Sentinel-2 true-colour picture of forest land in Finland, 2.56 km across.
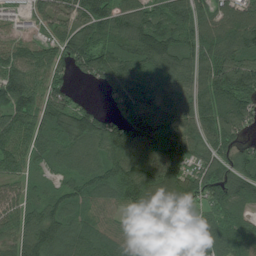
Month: July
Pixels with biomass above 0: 91%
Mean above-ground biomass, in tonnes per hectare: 116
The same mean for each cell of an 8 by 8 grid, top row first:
38 95 114 130 133 148 95 137
83 90 142 121 152 145 149 150
132 100 30 127 108 105 155 175
146 125 112 78 146 111 147 152
99 102 114 142 139 143 135 86
65 62 107 138 151 131 133 108
77 106 96 71 156 122 96 113
82 146 112 83 59 120 143 120
